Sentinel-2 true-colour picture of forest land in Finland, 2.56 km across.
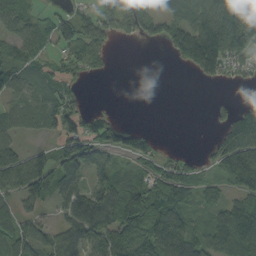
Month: September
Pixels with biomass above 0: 69%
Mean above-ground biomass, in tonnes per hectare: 71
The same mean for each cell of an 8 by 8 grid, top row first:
67 38 60 54 96 88 135 134
50 44 79 31 6 96 208 98
68 57 25 3 0 0 37 24
47 64 58 15 0 0 11 98
51 22 126 74 76 2 19 161
107 95 73 60 58 107 35 181
55 23 86 105 149 101 49 100
89 67 79 110 162 124 73 148
